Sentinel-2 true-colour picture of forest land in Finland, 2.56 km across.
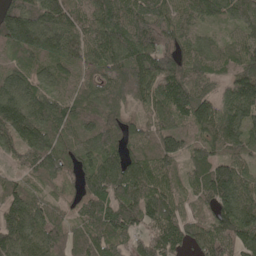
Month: May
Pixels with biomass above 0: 95%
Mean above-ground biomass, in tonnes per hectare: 118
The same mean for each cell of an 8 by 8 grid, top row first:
195 154 108 143 139 99 100 116
142 138 119 149 136 110 70 95
102 86 75 129 144 154 101 152
176 116 92 89 71 138 130 158
127 118 100 99 97 65 100 132
49 88 88 145 133 68 170 135
148 79 78 130 136 85 98 192
163 123 85 126 90 127 108 155
